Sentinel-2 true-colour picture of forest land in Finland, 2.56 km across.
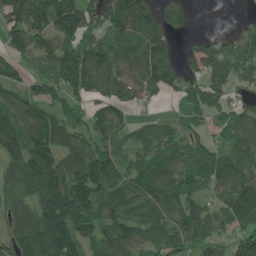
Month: June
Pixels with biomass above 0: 80%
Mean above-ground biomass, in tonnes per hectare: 114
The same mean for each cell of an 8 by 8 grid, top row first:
111 151 161 134 134 87 0 12
90 101 118 107 116 39 123 106
61 103 174 168 128 84 142 122
99 86 63 119 27 24 107 95
126 141 102 102 92 115 88 106
129 195 158 130 118 116 137 142
89 198 182 98 81 111 118 214
150 224 121 117 91 123 91 112
